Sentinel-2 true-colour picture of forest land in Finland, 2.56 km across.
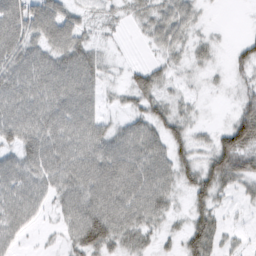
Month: February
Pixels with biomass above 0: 81%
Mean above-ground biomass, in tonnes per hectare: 44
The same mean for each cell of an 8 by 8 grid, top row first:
68 68 27 15 34 56 5 0
65 54 54 8 9 31 17 23
64 68 68 11 42 15 8 18
64 66 61 12 46 33 3 41
53 64 63 60 70 46 27 88
57 55 68 74 68 50 67 56
58 26 69 74 70 20 49 10
29 6 68 66 34 19 69 11
